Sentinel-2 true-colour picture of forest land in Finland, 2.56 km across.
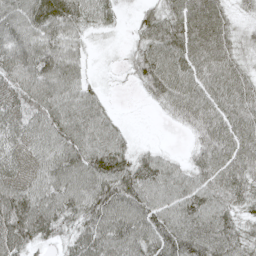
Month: May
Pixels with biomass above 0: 91%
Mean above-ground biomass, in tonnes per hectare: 63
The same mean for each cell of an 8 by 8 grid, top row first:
69 87 63 30 37 69 85 23
70 70 33 7 56 78 84 41
73 79 49 6 55 77 71 60
60 80 76 25 3 51 76 66
56 63 83 75 13 3 70 67
63 68 79 97 82 59 69 66
94 81 70 90 88 74 77 52
80 47 66 89 86 89 78 58
